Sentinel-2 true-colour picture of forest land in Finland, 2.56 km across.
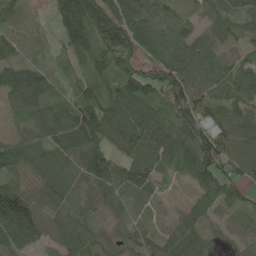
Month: May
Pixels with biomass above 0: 92%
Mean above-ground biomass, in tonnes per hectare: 70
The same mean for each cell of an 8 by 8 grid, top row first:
37 26 137 113 85 52 44 53
43 21 78 150 69 76 58 42
84 63 54 89 121 106 59 85
32 73 109 90 82 83 51 61
63 63 100 58 98 96 89 64
42 69 77 84 72 32 97 64
170 52 61 44 40 29 60 57
85 48 93 34 55 63 33 38
